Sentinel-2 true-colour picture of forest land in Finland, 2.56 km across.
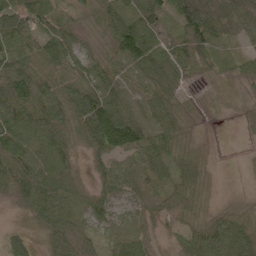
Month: May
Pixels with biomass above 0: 88%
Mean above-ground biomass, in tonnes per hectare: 52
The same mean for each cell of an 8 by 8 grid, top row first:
89 65 28 64 78 78 98 78
70 77 34 50 120 67 72 24
96 51 51 59 47 47 12 24
87 83 81 95 39 47 2 5
75 65 29 95 77 43 4 1
76 85 18 62 55 38 14 0
21 84 27 36 32 41 15 14
30 29 38 37 54 18 76 95
